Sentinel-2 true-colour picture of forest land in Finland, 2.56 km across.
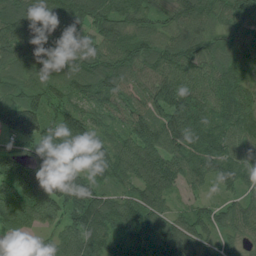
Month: July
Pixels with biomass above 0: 96%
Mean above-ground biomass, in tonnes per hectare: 100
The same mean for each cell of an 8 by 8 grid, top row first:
113 104 139 104 88 84 85 88
127 141 108 95 85 109 94 74
70 82 98 115 76 113 84 84
137 83 95 80 91 160 98 135
62 92 68 73 127 117 121 83
153 169 102 86 106 91 88 95
120 107 144 117 116 39 64 72
52 53 130 102 125 145 65 49
